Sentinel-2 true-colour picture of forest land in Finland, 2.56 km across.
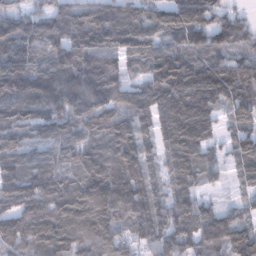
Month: February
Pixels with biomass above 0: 94%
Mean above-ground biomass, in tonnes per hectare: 120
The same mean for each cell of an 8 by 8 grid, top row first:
97 102 111 145 112 137 99 50
138 113 144 108 108 120 108 91
165 153 166 115 105 184 156 139
143 123 129 122 122 162 111 81
96 77 97 134 88 140 95 84
130 110 104 172 117 102 71 55
115 136 153 159 128 130 67 53
154 170 165 138 94 143 129 107
